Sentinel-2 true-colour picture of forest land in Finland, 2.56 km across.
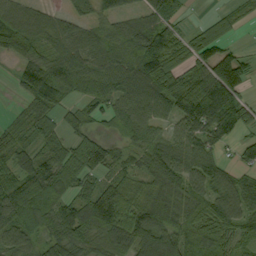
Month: September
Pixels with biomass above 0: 82%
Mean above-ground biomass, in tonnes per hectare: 76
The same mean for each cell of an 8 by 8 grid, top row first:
67 48 35 40 47 50 17 34
63 56 78 59 116 90 77 23
40 94 67 81 117 95 136 97
18 51 49 58 74 95 153 92
55 55 56 38 68 82 82 50
82 95 72 49 63 116 100 62
140 90 89 116 79 110 88 97
79 67 86 90 125 103 93 54
